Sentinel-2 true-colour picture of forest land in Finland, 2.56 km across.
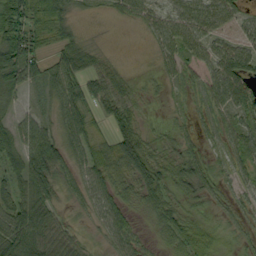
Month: September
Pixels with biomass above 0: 77%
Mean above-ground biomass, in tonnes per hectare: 42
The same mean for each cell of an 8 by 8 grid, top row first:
78 75 9 15 34 45 56 33
93 32 12 3 5 43 42 45
64 50 39 42 10 19 43 77
25 19 62 17 13 8 20 46
71 78 50 50 56 26 15 48
53 90 44 61 72 51 34 25
67 59 16 64 31 34 20 20
103 77 26 39 17 39 40 17
